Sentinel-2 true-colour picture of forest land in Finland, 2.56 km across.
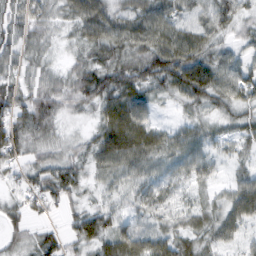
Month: February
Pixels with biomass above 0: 92%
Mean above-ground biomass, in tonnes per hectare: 54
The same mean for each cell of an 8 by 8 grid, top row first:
56 50 72 61 68 53 49 45
53 33 40 67 68 91 54 33
47 47 68 78 72 85 86 66
66 69 37 78 60 17 41 48
71 42 29 100 91 60 43 36
29 61 38 54 54 43 39 38
33 32 36 44 51 49 41 75
34 41 55 83 65 60 46 33
